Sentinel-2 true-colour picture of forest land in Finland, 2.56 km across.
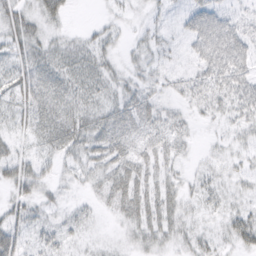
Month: March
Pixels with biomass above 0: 80%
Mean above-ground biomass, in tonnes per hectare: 26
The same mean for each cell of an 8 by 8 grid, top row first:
30 35 0 9 10 14 51 23
30 26 23 18 19 11 58 51
38 33 28 24 20 18 41 51
23 32 28 29 36 18 22 32
22 26 33 40 27 24 7 16
41 22 21 36 33 18 22 19
28 19 14 19 40 31 20 23
45 24 13 7 27 24 22 35
